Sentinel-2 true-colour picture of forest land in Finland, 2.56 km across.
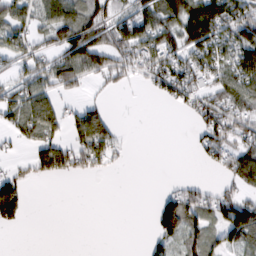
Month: February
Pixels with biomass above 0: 53%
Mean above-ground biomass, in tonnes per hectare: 53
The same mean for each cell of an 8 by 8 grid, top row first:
79 73 97 81 86 102 166 110
67 59 135 99 101 76 101 103
53 77 59 35 34 106 60 78
73 93 57 19 0 12 85 55
27 69 68 50 0 0 59 52
49 44 30 5 0 3 5 66
107 0 0 0 0 78 42 77
0 0 0 0 8 51 54 47
